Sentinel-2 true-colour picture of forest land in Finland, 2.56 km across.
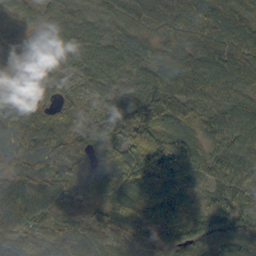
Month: September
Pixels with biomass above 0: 98%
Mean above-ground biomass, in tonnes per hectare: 84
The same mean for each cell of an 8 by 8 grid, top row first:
41 39 53 67 105 115 115 100
17 45 63 62 63 70 106 117
35 45 53 62 67 103 123 119
116 55 60 92 113 100 90 94
127 120 112 80 62 99 61 109
107 97 53 63 99 112 78 125
106 77 54 82 98 91 71 115
87 64 97 52 75 83 122 112
